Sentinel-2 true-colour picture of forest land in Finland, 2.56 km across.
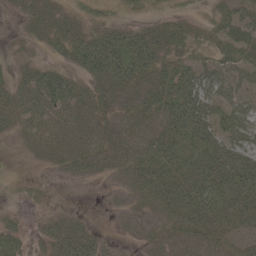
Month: May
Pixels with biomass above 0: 80%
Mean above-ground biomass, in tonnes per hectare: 41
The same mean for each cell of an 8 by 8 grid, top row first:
15 41 30 22 20 22 18 37
18 28 62 86 72 41 28 52
39 69 39 66 45 67 44 32
47 58 40 32 39 73 50 38
16 38 33 30 41 60 69 44
9 10 19 19 57 68 80 89
8 16 5 8 27 63 78 69
39 44 73 12 19 32 44 32
